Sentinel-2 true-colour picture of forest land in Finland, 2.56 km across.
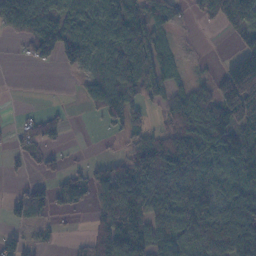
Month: November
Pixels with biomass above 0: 65%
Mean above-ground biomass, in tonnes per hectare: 80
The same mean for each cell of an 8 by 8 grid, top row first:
117 129 89 115 93 35 53 150
8 111 116 101 129 26 1 44
0 0 33 115 108 35 30 184
7 18 7 89 49 79 145 158
21 36 1 4 75 112 124 128
10 24 44 94 125 146 151 117
27 60 33 116 149 146 130 150
24 16 14 119 125 119 168 168
